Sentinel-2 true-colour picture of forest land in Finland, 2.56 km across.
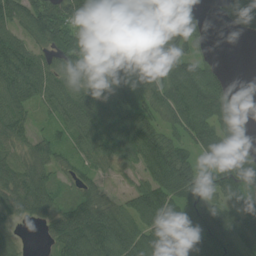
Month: July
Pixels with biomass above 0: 86%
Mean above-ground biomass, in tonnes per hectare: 80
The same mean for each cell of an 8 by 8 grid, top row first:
92 121 107 67 81 60 13 76
111 74 105 121 67 81 22 0
109 81 89 120 63 117 101 1
77 35 96 106 84 114 129 45
57 54 46 88 117 75 111 85
79 51 41 20 59 130 70 123
61 62 94 63 117 95 74 80
27 38 131 119 88 112 126 93
